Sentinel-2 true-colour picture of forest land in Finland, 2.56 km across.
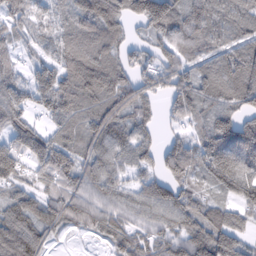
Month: February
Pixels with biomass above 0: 87%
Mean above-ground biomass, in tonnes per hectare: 89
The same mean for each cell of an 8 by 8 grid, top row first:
57 62 120 121 134 113 102 84
54 51 113 82 50 79 67 80
78 117 143 123 72 87 104 137
97 74 94 105 64 51 88 94
94 123 89 91 71 62 148 202
78 83 84 82 54 86 96 153
80 78 78 68 80 111 74 72
113 46 10 64 60 80 131 65
